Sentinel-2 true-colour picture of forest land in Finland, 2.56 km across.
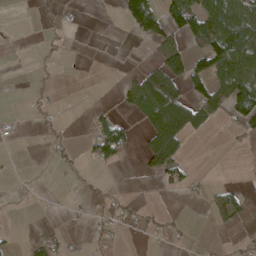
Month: April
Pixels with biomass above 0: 28%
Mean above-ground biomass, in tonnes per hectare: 29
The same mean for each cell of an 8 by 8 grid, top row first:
0 11 3 1 88 74 98 97
2 8 0 0 4 62 83 129
0 1 0 1 68 99 81 98
2 3 1 19 56 97 53 78
1 8 13 94 38 78 1 6
1 0 6 2 13 43 6 0
3 2 5 21 13 2 30 42
6 26 3 19 6 14 2 8
